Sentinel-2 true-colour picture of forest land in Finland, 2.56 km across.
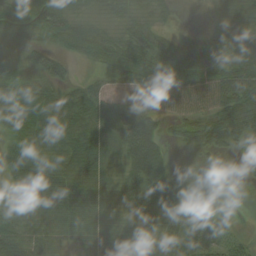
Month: August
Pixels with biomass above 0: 84%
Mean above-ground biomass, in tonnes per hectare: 56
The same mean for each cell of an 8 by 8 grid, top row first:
61 97 43 40 34 13 8 55
52 62 60 78 76 64 72 84
49 62 23 49 70 54 64 114
82 90 84 52 76 45 61 91
55 72 93 67 93 24 51 34
45 76 75 40 79 28 1 3
53 73 74 53 78 52 10 1
66 53 43 74 50 34 27 25
